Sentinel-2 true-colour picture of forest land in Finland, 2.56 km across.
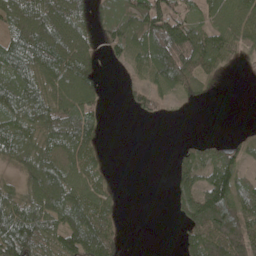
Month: May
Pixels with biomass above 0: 68%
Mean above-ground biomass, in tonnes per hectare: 69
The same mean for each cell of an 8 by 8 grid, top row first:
104 124 75 63 132 98 54 71
103 142 94 50 99 164 100 54
120 85 111 0 38 108 37 2
93 109 113 1 38 4 0 0
90 67 96 0 0 7 29 28
39 124 76 15 0 40 80 79
92 109 111 43 0 31 158 96
142 73 123 69 0 7 108 109
